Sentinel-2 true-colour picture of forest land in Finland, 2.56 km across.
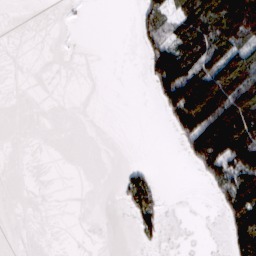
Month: February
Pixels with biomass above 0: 28%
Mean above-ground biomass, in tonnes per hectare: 41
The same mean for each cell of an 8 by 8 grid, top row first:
0 0 1 0 42 53 115 218
0 0 0 0 35 93 115 82
0 0 0 0 13 194 149 149
0 0 0 0 0 113 194 161
0 0 0 0 0 16 178 156
0 0 0 1 29 0 58 132
0 0 0 1 65 0 1 132
0 0 0 0 13 0 0 96
